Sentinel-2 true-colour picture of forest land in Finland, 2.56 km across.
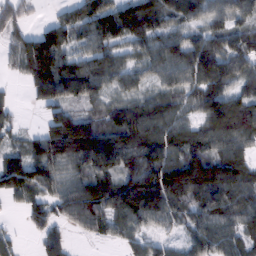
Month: February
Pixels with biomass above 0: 85%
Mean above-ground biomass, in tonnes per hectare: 88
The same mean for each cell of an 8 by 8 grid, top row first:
55 15 82 128 156 88 67 64
60 149 55 82 70 95 120 91
17 132 143 69 44 68 119 83
24 39 60 85 117 71 99 112
30 114 166 141 143 103 91 83
145 77 75 95 161 172 176 127
17 44 139 109 148 72 100 102
32 39 13 32 45 34 91 78
